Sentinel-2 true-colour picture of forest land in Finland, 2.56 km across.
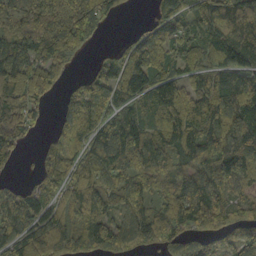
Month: October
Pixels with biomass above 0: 84%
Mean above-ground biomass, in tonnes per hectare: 102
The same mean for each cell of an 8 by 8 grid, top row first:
191 218 213 44 12 75 85 95
152 194 107 16 102 43 66 115
161 132 32 82 109 70 75 86
92 24 94 81 115 115 142 137
68 47 82 141 94 100 108 139
14 99 95 100 75 84 125 117
96 99 107 88 69 116 132 82
104 153 131 149 78 110 121 122
